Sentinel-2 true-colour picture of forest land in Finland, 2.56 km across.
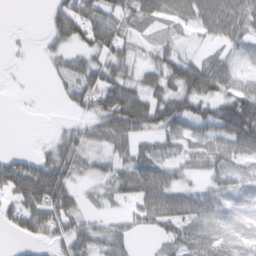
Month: February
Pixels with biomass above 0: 70%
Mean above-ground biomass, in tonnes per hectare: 40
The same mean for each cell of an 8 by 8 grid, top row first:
0 21 91 56 55 53 90 69
4 16 32 60 14 23 18 28
2 5 47 55 39 65 76 24
0 0 25 73 75 59 41 88
0 14 41 41 25 27 30 70
79 86 22 38 88 32 20 24
57 85 32 14 47 71 35 14
13 37 55 39 4 36 31 15
